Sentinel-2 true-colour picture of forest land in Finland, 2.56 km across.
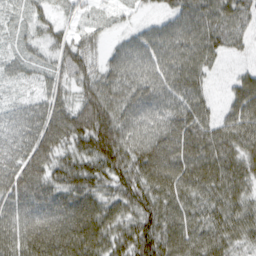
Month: March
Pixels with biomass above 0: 93%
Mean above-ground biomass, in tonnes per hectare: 73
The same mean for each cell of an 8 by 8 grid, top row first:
17 31 24 17 14 56 81 65
22 37 68 27 70 81 85 27
29 44 60 72 71 81 39 31
51 86 101 95 71 83 51 64
93 111 90 135 86 101 98 76
101 87 101 83 90 92 94 74
79 95 107 71 84 77 67 63
95 126 128 83 100 77 80 53
